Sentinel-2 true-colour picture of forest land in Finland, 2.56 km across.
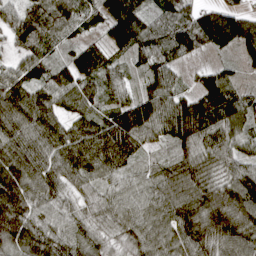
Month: April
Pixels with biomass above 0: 95%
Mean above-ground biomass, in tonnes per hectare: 101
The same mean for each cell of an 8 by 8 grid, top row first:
89 113 94 126 102 107 109 93
54 84 86 90 98 121 75 96
91 86 120 72 64 58 75 34
127 106 77 89 133 129 147 105
120 113 142 156 75 77 107 80
154 118 105 76 56 88 93 107
154 90 58 87 84 107 152 148
123 126 92 65 101 105 130 116
